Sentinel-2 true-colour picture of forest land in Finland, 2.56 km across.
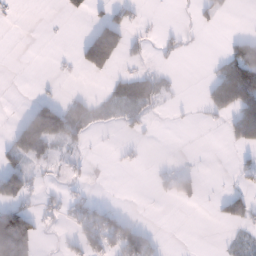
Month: January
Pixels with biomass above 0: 27%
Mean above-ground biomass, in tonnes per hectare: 27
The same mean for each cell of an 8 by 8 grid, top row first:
4 0 9 28 6 2 14 1
0 1 46 143 12 16 0 40
0 4 4 19 35 6 14 79
5 119 38 18 23 2 17 71
88 87 21 2 6 0 0 53
82 7 8 1 1 45 2 16
65 16 37 16 0 5 2 49
142 2 36 69 48 0 0 16
